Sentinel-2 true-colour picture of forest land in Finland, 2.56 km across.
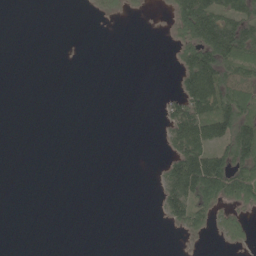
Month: June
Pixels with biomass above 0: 27%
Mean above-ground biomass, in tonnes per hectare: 30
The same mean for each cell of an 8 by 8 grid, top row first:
0 0 1 18 4 67 113 74
0 0 0 0 0 41 133 89
0 0 0 0 0 26 132 69
0 0 0 0 0 66 104 86
0 0 0 0 0 58 86 126
0 0 0 0 0 95 168 87
0 0 0 0 0 71 76 52
0 0 0 0 0 3 12 40
